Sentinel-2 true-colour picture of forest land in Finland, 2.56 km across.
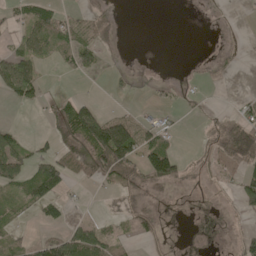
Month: May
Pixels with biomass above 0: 37%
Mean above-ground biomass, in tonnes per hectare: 30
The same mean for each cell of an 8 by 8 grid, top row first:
23 47 30 24 0 0 0 2
31 46 70 16 0 0 0 5
91 7 8 9 2 6 10 2
3 14 79 18 18 16 11 31
49 27 95 177 77 16 14 70
66 90 43 73 70 65 10 34
25 45 5 1 18 0 1 28
19 43 79 39 16 0 1 25
